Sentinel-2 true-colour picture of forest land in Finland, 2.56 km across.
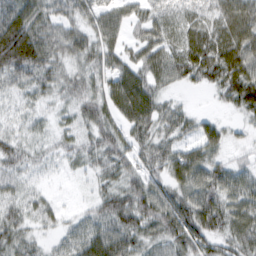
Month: February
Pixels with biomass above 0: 88%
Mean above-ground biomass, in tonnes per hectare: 48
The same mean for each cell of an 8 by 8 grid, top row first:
93 55 43 46 38 37 44 81
124 65 54 44 58 49 76 81
55 44 42 54 60 38 46 82
21 20 41 48 72 35 12 35
38 21 33 49 40 43 54 15
36 12 14 41 43 57 62 43
33 24 13 59 66 74 79 56
47 16 49 75 40 61 62 53
